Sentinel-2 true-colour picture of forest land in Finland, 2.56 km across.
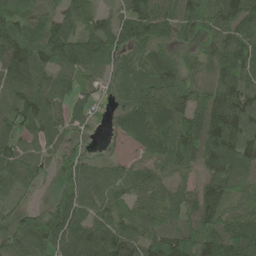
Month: June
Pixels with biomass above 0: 91%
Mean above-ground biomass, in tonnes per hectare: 88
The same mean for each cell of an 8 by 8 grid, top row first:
88 73 80 50 108 94 97 106
116 128 131 102 72 53 60 118
111 77 68 57 76 92 66 100
103 107 44 34 117 106 123 107
87 76 45 15 74 123 128 107
78 44 90 75 79 62 66 84
50 57 95 71 84 71 95 62
95 126 117 116 87 130 119 140
